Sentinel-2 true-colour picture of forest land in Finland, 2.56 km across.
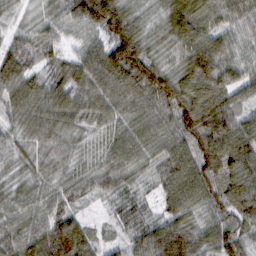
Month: February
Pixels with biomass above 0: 96%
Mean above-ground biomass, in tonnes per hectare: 74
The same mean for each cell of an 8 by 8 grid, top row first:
22 46 93 127 40 105 75 65
50 42 56 106 86 64 108 60
95 54 88 103 124 97 112 73
59 80 68 65 70 108 128 65
55 54 37 55 73 74 106 108
42 47 46 60 32 89 94 99
68 73 24 27 36 72 71 90
82 117 93 22 79 131 84 95
